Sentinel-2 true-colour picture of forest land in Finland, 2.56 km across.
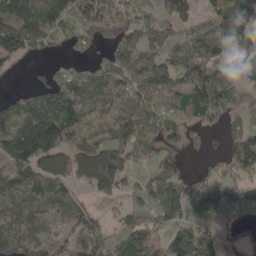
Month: May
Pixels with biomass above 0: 74%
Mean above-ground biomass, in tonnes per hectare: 92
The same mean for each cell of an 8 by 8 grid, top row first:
171 134 114 102 62 94 67 212
128 49 39 79 92 70 115 85
2 63 102 119 103 84 147 87
106 139 113 75 100 73 99 48
188 199 108 161 105 45 20 119
101 118 95 177 40 70 37 48
73 56 51 22 53 119 84 29
73 55 114 92 79 117 112 39
